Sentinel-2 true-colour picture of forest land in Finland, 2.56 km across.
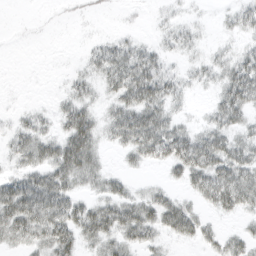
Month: March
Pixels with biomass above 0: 63%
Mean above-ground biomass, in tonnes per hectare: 23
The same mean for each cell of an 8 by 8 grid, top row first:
0 1 3 1 2 7 2 19
1 0 3 22 16 14 7 12
0 0 14 29 50 19 13 45
7 8 36 24 47 15 12 36
23 30 53 16 45 46 39 31
23 37 41 17 5 15 46 43
47 48 32 36 35 33 15 27
26 38 30 32 27 15 16 21
